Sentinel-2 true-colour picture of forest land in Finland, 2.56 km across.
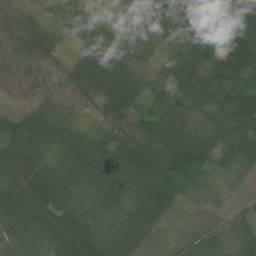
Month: July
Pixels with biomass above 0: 92%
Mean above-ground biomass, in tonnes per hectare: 59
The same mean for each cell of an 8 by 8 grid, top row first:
27 27 43 24 46 50 58 88
20 43 37 77 46 59 111 92
1 7 46 103 50 96 88 64
33 51 6 43 40 68 61 96
95 84 75 50 66 95 73 79
78 86 76 72 100 79 38 15
77 102 65 72 95 47 15 13
50 66 123 74 35 23 42 44
